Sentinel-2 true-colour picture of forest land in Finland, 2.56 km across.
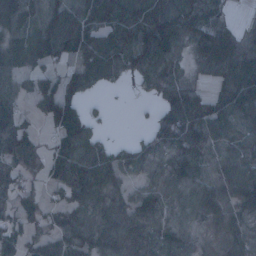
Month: January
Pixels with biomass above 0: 82%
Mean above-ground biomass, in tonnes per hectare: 81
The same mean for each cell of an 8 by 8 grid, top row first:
100 75 80 94 109 121 59 6
68 111 102 97 112 73 108 94
47 45 78 46 57 82 42 137
63 81 75 8 7 138 122 81
107 38 112 42 58 112 85 53
67 57 117 92 51 90 76 102
70 58 84 110 110 99 117 75
76 78 96 104 57 85 64 102
